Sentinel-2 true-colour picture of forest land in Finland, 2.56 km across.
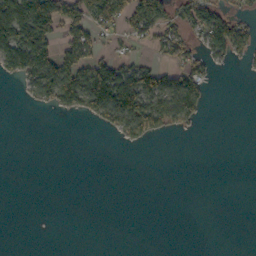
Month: October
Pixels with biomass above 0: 30%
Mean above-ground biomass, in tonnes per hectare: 36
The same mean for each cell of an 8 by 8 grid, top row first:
141 134 79 75 101 51 80 38
161 91 84 19 19 60 65 63
35 113 110 147 91 69 45 1
0 18 53 97 118 91 14 0
0 0 0 4 30 0 0 0
0 0 0 0 0 0 0 0
0 0 0 0 0 0 0 0
0 0 0 0 0 0 0 0
